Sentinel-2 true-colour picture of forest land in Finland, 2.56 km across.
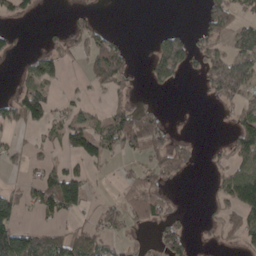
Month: April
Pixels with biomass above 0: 41%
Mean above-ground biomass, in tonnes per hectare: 48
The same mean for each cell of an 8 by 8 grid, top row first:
34 0 19 0 0 0 85 57
13 31 43 81 0 137 56 81
20 64 13 83 17 55 74 173
77 70 29 41 40 0 0 56
20 25 90 61 70 40 4 85
9 59 52 8 40 36 12 101
68 69 61 42 82 16 10 81
142 67 67 40 13 83 4 42
